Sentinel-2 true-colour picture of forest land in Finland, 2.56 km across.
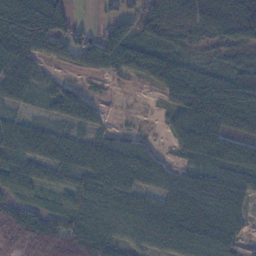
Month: November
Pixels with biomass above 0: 80%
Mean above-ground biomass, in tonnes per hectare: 55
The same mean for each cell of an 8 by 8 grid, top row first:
119 106 9 38 50 50 77 107
84 53 68 103 49 27 18 35
66 13 6 11 26 66 50 50
22 18 49 3 1 42 92 78
87 69 46 35 16 45 113 72
75 46 52 71 58 44 51 53
77 23 60 72 64 83 68 42
50 109 101 59 44 65 83 30
